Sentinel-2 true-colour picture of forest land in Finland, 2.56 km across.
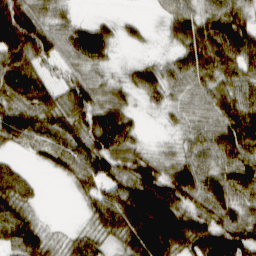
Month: March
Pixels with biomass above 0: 86%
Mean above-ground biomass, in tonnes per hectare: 59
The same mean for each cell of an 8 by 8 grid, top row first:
117 47 13 12 7 58 55 56
104 67 88 39 11 38 94 85
97 38 52 26 51 48 60 58
73 68 73 71 13 28 50 79
39 52 66 85 21 24 61 95
50 9 61 57 89 83 73 88
66 3 12 82 133 90 73 58
66 43 42 36 104 100 80 87
